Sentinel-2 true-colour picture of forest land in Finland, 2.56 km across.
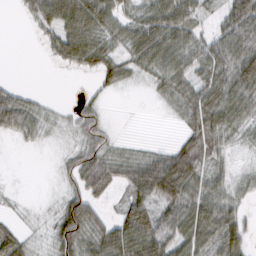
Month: February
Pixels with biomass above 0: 73%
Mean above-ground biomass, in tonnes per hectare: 40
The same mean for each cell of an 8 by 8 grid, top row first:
4 58 82 53 44 69 19 68
0 21 71 38 71 70 46 71
5 0 3 34 19 51 52 84
70 17 25 3 1 18 66 55
8 14 27 22 8 25 49 20
1 5 47 41 76 104 53 24
7 11 60 13 53 72 65 26
50 22 63 66 94 61 55 51
